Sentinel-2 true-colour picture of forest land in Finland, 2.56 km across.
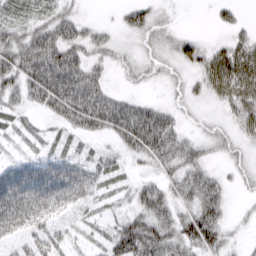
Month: March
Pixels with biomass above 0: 77%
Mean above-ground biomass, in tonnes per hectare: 44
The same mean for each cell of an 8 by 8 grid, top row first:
32 38 27 4 45 10 5 15
64 82 55 32 26 39 34 54
62 85 77 17 20 17 55 86
30 40 98 93 63 29 14 53
11 21 19 27 84 54 33 25
69 72 56 33 25 43 43 21
83 62 31 20 48 44 69 7
32 54 15 55 103 68 67 13
